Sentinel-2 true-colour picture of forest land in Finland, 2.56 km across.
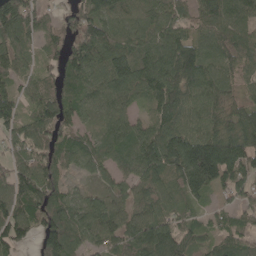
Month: May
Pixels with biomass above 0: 91%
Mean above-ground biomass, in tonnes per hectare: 92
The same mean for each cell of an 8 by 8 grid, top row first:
122 41 122 93 68 63 83 99
94 43 129 120 82 109 75 97
58 52 111 114 122 122 94 57
78 92 69 76 50 111 97 81
54 90 70 68 107 138 172 130
89 105 30 59 84 118 171 109
106 111 86 96 81 69 46 64
99 125 87 87 136 130 68 92
